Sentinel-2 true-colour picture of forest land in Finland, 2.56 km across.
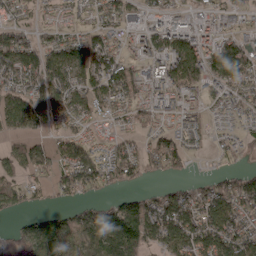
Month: April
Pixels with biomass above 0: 75%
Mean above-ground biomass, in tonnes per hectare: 75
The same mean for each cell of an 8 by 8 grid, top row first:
60 26 34 65 63 68 71 45
111 69 103 75 76 120 97 72
102 114 102 118 79 127 97 90
126 105 79 62 61 70 39 57
37 39 61 47 47 67 18 38
54 44 101 68 47 29 24 64
48 31 46 82 100 129 95 94
78 121 64 133 108 111 102 103
